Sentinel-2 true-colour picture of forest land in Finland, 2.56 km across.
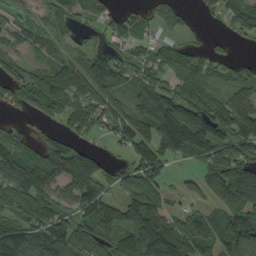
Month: September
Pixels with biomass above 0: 76%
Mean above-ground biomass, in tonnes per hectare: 83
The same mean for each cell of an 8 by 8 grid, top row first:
41 46 38 45 46 53 19 58
56 53 37 40 47 51 33 8
68 83 92 93 59 63 69 62
22 45 72 79 61 157 136 165
52 59 33 28 118 174 136 97
130 110 135 52 91 15 105 219
87 88 86 75 159 31 48 162
127 109 107 117 182 141 86 135
